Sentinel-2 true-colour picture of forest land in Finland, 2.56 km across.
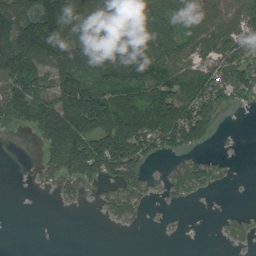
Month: August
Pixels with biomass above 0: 62%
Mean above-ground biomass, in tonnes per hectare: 83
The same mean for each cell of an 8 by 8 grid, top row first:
115 172 206 105 116 105 100 96
163 185 153 213 126 75 86 97
133 91 129 152 167 136 131 123
80 127 197 161 145 156 90 10
0 82 149 170 115 96 24 0
0 42 97 95 54 54 68 2
0 0 9 42 26 8 0 2
0 0 0 0 0 1 0 26
